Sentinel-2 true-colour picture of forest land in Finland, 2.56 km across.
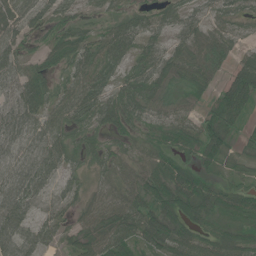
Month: June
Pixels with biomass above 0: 87%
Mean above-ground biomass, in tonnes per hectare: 47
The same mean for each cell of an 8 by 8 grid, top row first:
43 42 30 31 35 39 27 22
46 50 80 77 40 34 65 19
55 61 67 45 57 42 47 69
39 62 68 59 39 27 27 56
35 47 44 27 23 39 58 28
39 42 25 36 49 69 36 33
50 16 29 58 52 69 66 94
47 33 51 72 55 71 57 69
